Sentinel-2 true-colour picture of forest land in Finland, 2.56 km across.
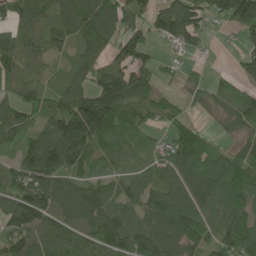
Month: June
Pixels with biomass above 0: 83%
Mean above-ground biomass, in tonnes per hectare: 93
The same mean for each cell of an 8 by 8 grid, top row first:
102 95 156 119 62 133 80 164
121 87 82 70 73 42 17 41
96 49 75 136 89 25 39 45
103 101 163 147 71 52 30 89
77 124 159 82 51 123 61 52
102 148 90 58 60 93 106 105
121 115 113 89 86 114 72 97
93 121 115 126 137 94 83 130
